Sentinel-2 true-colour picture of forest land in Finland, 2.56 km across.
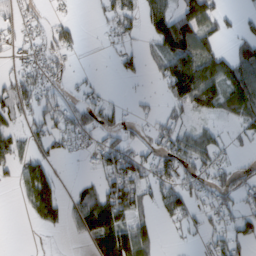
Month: March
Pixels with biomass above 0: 55%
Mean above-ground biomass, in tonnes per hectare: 49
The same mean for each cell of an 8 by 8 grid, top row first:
28 17 3 46 62 112 74 23
18 43 17 13 26 142 65 48
50 36 12 5 14 136 131 110
60 50 50 36 11 33 52 72
49 45 25 49 28 68 62 15
37 70 7 72 52 60 48 49
6 108 59 113 39 58 34 44
0 2 20 152 73 5 29 55
